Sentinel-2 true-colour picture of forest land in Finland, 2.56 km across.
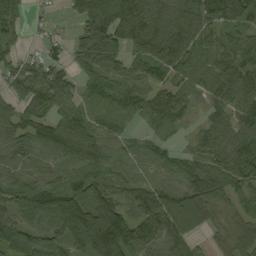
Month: September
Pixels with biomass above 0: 88%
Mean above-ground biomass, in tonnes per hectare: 77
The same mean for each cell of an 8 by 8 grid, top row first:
38 12 89 209 143 92 96 87
40 35 90 130 122 144 45 44
60 61 49 77 64 52 29 75
59 60 49 34 56 67 42 70
55 72 102 46 37 17 69 122
53 38 66 54 51 61 73 96
60 90 133 121 93 145 86 39
122 84 125 208 102 94 24 87
